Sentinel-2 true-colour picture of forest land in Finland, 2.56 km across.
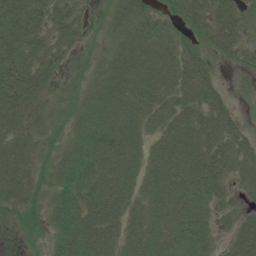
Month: July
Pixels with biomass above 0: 82%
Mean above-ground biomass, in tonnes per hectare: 36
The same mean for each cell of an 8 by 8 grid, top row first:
55 46 29 24 31 19 49 27
59 40 15 24 47 33 31 32
67 36 6 49 50 48 28 13
67 27 26 46 44 40 44 9
48 13 44 44 27 47 45 28
49 15 58 46 33 44 47 25
25 30 61 44 32 40 26 10
3 19 52 35 36 38 20 43
